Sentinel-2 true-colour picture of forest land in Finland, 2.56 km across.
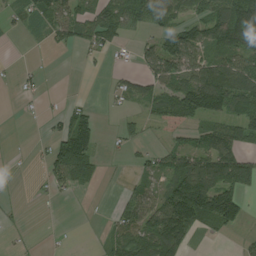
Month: August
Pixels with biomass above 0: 53%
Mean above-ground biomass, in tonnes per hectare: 56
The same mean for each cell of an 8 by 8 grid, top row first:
20 57 60 74 60 58 76 169
0 13 40 45 32 96 76 104
15 3 1 16 50 77 125 122
3 12 61 15 30 120 97 83
1 36 143 12 21 47 80 78
2 44 84 2 31 100 150 133
7 1 0 16 82 175 157 96
8 3 0 43 96 121 8 13
